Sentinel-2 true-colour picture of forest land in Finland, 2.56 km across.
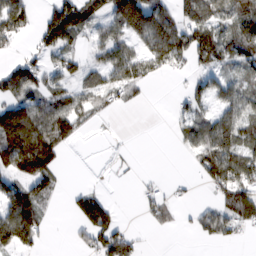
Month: February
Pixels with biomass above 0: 55%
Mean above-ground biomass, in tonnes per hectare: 58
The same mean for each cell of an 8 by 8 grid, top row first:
100 73 110 72 141 67 94 66
20 69 29 80 65 114 102 79
120 49 44 54 48 4 40 55
125 94 68 21 2 20 44 81
155 120 11 2 0 17 95 87
74 87 0 2 10 3 69 86
123 23 78 45 28 27 30 95
108 11 25 91 14 0 29 17
